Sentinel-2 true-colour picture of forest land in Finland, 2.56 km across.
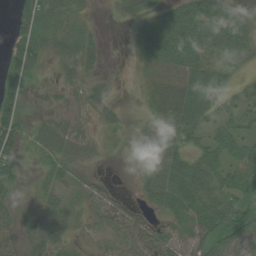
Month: August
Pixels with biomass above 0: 78%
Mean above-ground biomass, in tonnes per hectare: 35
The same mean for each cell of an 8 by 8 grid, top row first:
36 48 26 7 43 75 72 38
40 26 38 1 49 124 57 45
44 6 13 6 19 56 57 12
56 6 10 13 12 55 40 39
48 27 24 7 18 42 47 56
27 27 25 6 17 49 52 49
22 24 21 50 33 27 47 43
31 35 12 25 70 49 47 35
